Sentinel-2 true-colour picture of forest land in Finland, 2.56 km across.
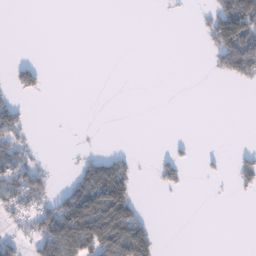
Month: January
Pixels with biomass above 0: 23%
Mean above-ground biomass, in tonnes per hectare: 30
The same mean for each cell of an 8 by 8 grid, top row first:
0 0 0 0 0 2 34 156
0 0 0 0 0 0 28 161
44 11 0 0 0 0 3 48
58 0 0 0 0 0 0 0
72 0 1 0 0 7 0 0
90 35 43 115 1 37 9 38
56 75 104 148 19 0 0 0
40 93 127 132 125 0 0 0
